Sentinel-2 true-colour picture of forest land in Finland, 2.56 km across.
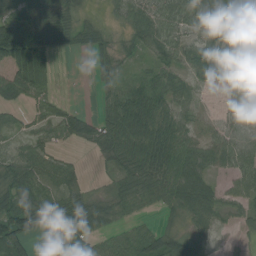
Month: August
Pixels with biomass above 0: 80%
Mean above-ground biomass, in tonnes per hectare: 47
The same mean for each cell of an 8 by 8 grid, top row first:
76 70 28 14 54 73 55 43
106 66 36 31 44 59 33 13
71 29 0 33 39 44 35 41
21 38 19 54 77 48 14 51
27 26 25 57 55 63 47 52
54 51 17 32 70 62 38 59
93 85 54 30 32 31 57 30
114 66 63 40 64 68 35 10
